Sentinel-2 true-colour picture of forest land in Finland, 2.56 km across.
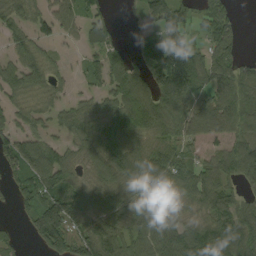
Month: September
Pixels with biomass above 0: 76%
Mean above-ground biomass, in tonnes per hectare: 67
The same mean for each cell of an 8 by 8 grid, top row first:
61 69 61 21 49 96 64 13
53 31 28 47 49 102 62 30
68 55 22 72 86 153 84 80
43 45 57 85 137 101 105 89
77 61 39 86 66 65 69 65
65 91 14 40 61 76 75 58
36 110 75 69 61 36 78 68
22 89 85 104 84 65 96 94
